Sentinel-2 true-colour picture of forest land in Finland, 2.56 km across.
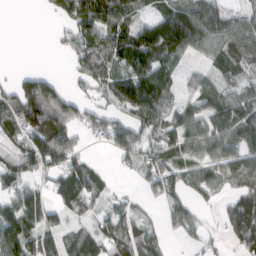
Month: March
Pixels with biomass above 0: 72%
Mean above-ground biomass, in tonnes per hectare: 75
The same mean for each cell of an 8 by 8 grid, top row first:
0 23 134 111 46 117 97 53
0 2 67 108 130 121 63 87
50 75 41 89 142 50 54 51
140 170 81 65 110 71 83 78
67 133 37 69 74 88 93 74
84 51 122 23 46 83 87 87
99 73 70 44 18 62 31 92
117 70 71 87 81 15 36 76
